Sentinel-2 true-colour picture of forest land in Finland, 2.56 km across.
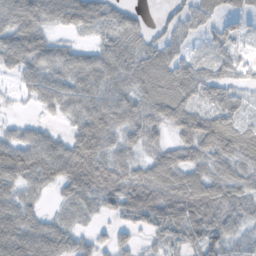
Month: November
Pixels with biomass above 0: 85%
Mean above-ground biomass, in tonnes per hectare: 55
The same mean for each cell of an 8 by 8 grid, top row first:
76 58 70 45 16 33 35 33
69 51 29 60 47 40 25 25
25 64 60 68 65 69 54 30
7 28 64 77 66 78 66 45
75 67 86 48 54 54 73 69
71 66 89 68 57 71 65 48
65 15 36 38 82 78 81 55
84 72 38 34 20 55 77 26
